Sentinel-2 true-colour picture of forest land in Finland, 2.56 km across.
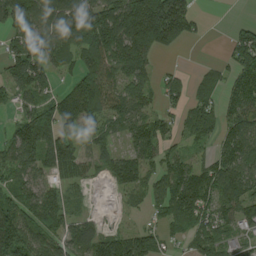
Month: August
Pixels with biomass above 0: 76%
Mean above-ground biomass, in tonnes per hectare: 75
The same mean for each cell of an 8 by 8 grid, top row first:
104 117 135 120 192 170 7 2
73 94 82 129 153 62 1 95
80 55 74 87 54 30 29 78
37 87 122 80 61 36 65 92
88 122 65 44 92 40 40 98
63 57 53 59 58 90 75 89
81 92 14 3 29 113 72 79
126 73 83 77 83 30 72 38
